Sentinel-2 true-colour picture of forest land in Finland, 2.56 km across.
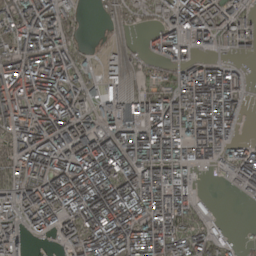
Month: April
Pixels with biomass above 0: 78%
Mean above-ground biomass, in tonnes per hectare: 141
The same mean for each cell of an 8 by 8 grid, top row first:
143 174 55 38 54 136 155 88
143 182 69 31 40 148 54 56
211 212 117 62 60 140 200 79
182 194 145 131 183 192 217 92
127 173 198 181 256 208 183 85
120 173 240 236 221 187 11 117
127 192 207 265 222 181 29 18
82 39 160 231 223 164 136 25
